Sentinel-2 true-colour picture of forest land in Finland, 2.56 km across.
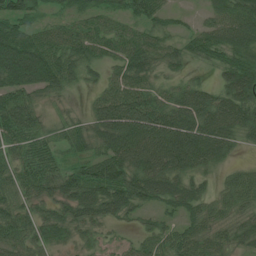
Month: July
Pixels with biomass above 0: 88%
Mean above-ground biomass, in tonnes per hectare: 65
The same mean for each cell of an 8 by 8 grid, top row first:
77 35 52 52 61 20 35 75
111 78 75 54 72 41 71 76
82 82 43 44 61 36 24 96
85 28 19 101 102 81 94 91
65 56 50 88 108 118 108 45
64 74 69 88 92 81 37 45
66 50 81 73 49 59 57 55
62 57 34 24 41 64 69 58
